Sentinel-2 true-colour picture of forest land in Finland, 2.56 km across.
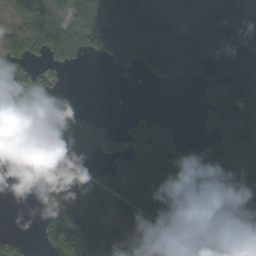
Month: September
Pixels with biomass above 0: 72%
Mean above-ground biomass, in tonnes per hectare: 89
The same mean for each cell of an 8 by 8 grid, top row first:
50 81 71 172 210 162 146 90
70 109 70 130 158 124 166 181
98 55 0 7 24 46 131 191
149 104 50 9 38 3 84 138
121 127 93 81 114 92 64 109
0 96 104 79 92 116 100 97
0 68 139 64 61 58 47 48
34 82 122 136 38 38 60 77
